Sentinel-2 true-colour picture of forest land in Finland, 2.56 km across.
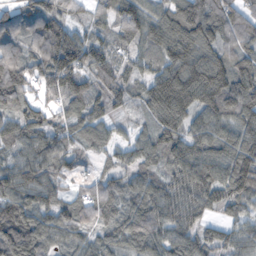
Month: November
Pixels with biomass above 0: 91%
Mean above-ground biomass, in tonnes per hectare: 85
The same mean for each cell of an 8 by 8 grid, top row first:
56 88 25 75 90 103 113 67
70 107 114 57 63 105 92 83
125 101 90 52 61 145 154 111
73 56 73 41 50 127 88 109
68 96 65 57 70 101 100 114
101 82 36 62 71 79 120 150
117 61 75 70 82 89 66 72
105 68 61 76 96 90 67 80
